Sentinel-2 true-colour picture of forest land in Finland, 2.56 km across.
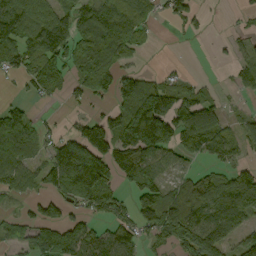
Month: September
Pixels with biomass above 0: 64%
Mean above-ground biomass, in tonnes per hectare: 71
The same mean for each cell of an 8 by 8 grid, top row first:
122 93 80 106 61 59 16 10
85 108 74 92 25 2 1 22
27 86 52 63 64 26 10 32
61 4 12 60 200 144 103 13
91 46 93 54 157 83 86 40
80 92 193 91 120 41 60 72
15 63 52 64 101 119 104 103
44 77 111 89 48 70 101 53
